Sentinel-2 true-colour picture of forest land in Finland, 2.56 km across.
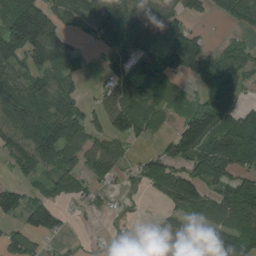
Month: August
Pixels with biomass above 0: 70%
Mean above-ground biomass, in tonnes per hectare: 76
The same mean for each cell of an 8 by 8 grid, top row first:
99 86 85 130 140 80 31 53
119 127 49 75 99 126 61 45
96 77 53 74 75 62 67 65
105 109 57 98 72 38 103 59
87 140 67 59 26 113 131 138
29 47 47 40 61 81 93 87
104 107 20 21 9 51 86 134
85 42 7 24 14 103 80 85
